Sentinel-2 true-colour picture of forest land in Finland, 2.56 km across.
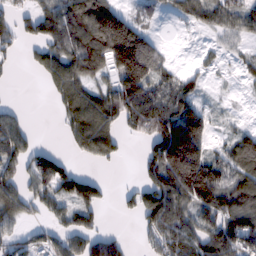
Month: February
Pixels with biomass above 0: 68%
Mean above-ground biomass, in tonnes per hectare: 93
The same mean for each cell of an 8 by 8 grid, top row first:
58 117 153 153 25 33 71 87
34 93 158 229 161 4 19 29
7 60 112 71 168 79 20 19
37 4 148 133 165 146 45 6
108 11 82 99 53 241 83 110
82 126 94 5 53 228 189 122
90 59 115 15 140 145 119 139
56 58 95 103 38 151 143 162
